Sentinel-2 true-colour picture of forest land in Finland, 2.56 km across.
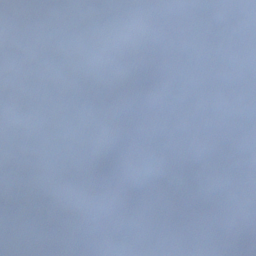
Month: December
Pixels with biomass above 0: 58%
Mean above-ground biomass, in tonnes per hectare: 80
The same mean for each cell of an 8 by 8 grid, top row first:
153 85 49 28 53 0 0 0
45 88 76 63 161 12 1 8
11 24 92 148 186 12 9 0
109 41 32 103 83 0 0 0
160 98 38 182 65 38 39 55
194 149 37 169 145 95 22 36
92 153 127 181 177 156 47 66
89 193 132 148 152 68 51 65
